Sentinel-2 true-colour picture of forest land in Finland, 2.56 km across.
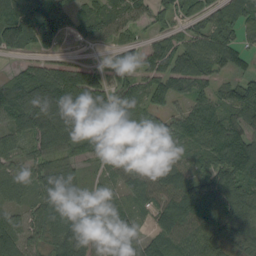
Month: September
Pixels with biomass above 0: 85%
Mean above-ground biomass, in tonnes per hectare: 83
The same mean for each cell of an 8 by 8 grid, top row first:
110 121 62 69 42 66 62 89
62 43 9 38 51 69 93 67
63 136 108 71 68 90 58 56
129 198 178 154 90 53 86 88
57 96 82 118 79 45 79 141
79 115 39 47 69 52 52 123
63 115 97 65 52 106 86 119
96 73 109 44 65 95 86 75
